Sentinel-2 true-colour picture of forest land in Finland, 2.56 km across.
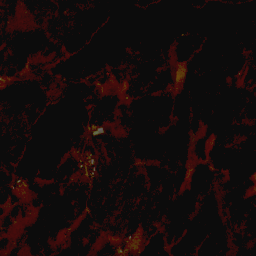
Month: November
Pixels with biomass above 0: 78%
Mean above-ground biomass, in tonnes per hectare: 90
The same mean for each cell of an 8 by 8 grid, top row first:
58 60 108 57 16 8 31 80
135 111 99 37 82 100 162 152
110 75 112 56 97 67 139 95
100 63 39 79 117 138 149 122
99 48 56 70 147 126 95 118
55 103 78 98 69 87 118 171
47 99 87 101 88 110 90 84
52 96 75 72 46 103 145 86
